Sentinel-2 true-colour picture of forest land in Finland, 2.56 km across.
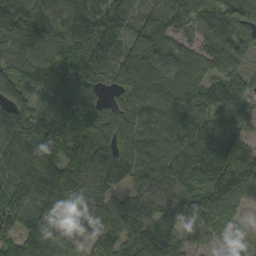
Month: September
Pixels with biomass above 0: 93%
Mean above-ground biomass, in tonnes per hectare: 132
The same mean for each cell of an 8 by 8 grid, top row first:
160 127 125 170 102 153 154 145
102 161 172 134 190 154 129 111
147 145 186 79 147 163 110 98
141 123 169 103 132 130 105 113
152 177 119 162 129 118 153 104
129 154 133 157 120 110 149 236
126 147 155 120 85 105 175 120
101 166 32 122 122 65 70 44
